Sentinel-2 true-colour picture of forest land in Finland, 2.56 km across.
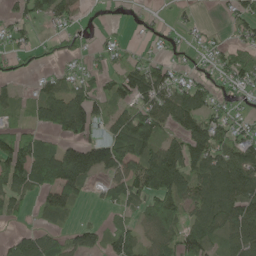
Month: May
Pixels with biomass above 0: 67%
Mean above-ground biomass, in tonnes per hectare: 69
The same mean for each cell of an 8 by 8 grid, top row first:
53 76 26 10 14 13 2 52
36 24 26 36 11 19 32 52
28 40 52 57 118 55 40 66
33 105 146 49 93 122 69 21
103 55 98 111 101 78 118 80
110 122 135 69 122 144 129 142
52 67 19 20 61 88 108 131
48 72 56 53 50 82 84 114
